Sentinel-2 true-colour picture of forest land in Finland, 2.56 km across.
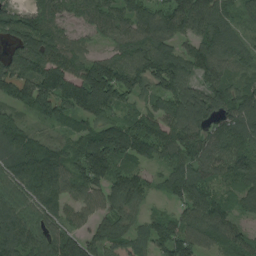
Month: August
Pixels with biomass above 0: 91%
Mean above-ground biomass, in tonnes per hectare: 97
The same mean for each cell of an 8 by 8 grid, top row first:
68 108 64 93 105 109 112 55
74 107 58 69 127 74 111 68
123 142 137 177 116 107 68 46
56 83 117 92 84 112 123 116
100 75 92 159 121 101 93 113
125 171 111 107 57 109 73 93
105 93 71 82 41 54 121 54
115 93 90 103 81 141 82 74
